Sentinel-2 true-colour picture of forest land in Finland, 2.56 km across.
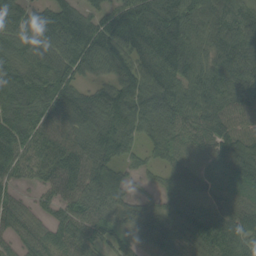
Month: August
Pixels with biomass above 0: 92%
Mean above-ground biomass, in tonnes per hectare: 86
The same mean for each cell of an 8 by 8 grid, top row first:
105 93 76 76 120 118 80 74
91 106 109 117 99 127 70 95
117 94 72 84 92 91 91 81
105 83 121 118 104 112 88 76
106 79 88 107 55 72 75 117
49 67 78 74 34 67 85 114
48 38 73 76 59 72 90 107
53 63 78 63 66 76 87 89
